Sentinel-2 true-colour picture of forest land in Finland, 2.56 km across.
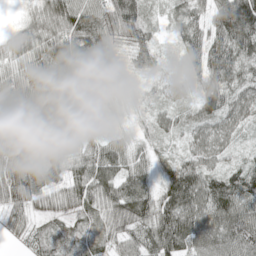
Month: May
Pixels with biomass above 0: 95%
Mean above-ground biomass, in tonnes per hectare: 62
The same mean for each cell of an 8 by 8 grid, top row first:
12 91 108 84 63 39 46 130
55 76 83 71 72 21 75 83
67 66 42 62 35 31 57 55
74 107 44 31 26 45 58 53
78 68 49 53 33 26 70 30
89 54 70 68 71 101 86 78
47 38 53 76 85 102 89 94
13 29 26 46 56 95 81 87
